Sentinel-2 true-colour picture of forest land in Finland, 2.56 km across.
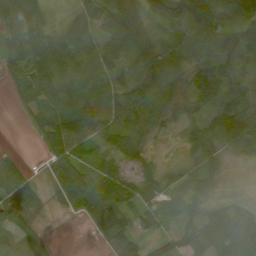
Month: August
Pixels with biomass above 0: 84%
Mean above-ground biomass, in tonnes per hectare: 46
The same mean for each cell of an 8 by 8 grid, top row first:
52 20 35 60 33 57 86 89
47 58 49 48 52 51 62 62
34 63 51 36 57 38 73 43
9 67 113 63 50 33 50 63
1 39 69 33 28 8 59 76
39 18 44 43 32 34 47 1
38 9 38 102 40 33 37 33
18 8 0 66 46 40 68 88
